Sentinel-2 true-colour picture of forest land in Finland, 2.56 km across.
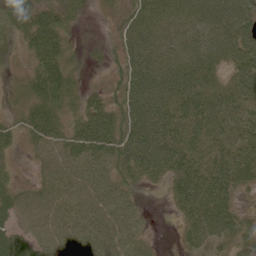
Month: June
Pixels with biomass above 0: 92%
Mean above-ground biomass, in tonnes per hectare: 55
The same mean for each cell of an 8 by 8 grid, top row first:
63 66 25 15 70 66 81 79
19 98 12 26 78 67 74 76
12 93 21 24 86 81 62 59
18 71 39 63 85 69 81 56
30 57 72 83 84 64 60 52
22 37 59 55 49 60 78 63
58 60 55 67 16 28 86 29
64 58 53 61 26 12 53 42
